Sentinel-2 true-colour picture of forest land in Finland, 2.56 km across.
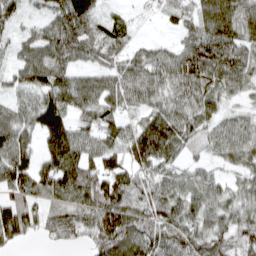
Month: March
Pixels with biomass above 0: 90%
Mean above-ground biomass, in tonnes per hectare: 71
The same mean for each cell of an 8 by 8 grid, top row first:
40 48 126 32 16 43 87 86
35 77 79 68 37 44 98 80
47 86 57 61 76 83 80 70
62 127 62 65 55 77 63 37
93 83 85 72 138 86 52 72
99 111 117 110 63 51 45 46
98 59 75 112 66 76 71 59
50 24 34 99 86 84 74 64
